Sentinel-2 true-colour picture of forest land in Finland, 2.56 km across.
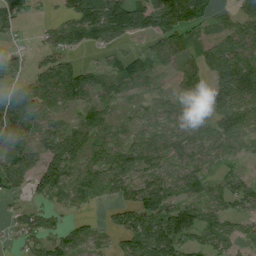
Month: August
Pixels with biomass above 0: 79%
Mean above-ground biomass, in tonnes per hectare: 62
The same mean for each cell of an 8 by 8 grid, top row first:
83 15 113 154 104 128 64 50
26 55 55 38 31 74 64 77
47 86 92 60 50 32 52 96
119 56 43 35 24 30 51 96
78 61 93 68 57 40 51 59
64 103 79 84 52 44 44 35
23 31 30 29 87 94 65 35
24 61 51 26 112 101 58 41
